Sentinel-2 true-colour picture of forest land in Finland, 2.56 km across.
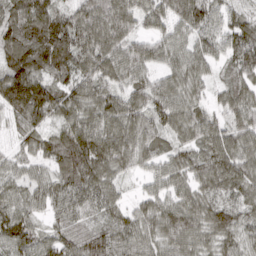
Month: March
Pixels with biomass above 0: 96%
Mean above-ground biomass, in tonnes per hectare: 73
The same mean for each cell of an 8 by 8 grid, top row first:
79 101 85 106 66 74 70 41
102 122 108 96 74 57 50 90
140 86 72 66 56 59 41 72
73 93 73 79 72 72 47 72
28 69 128 113 74 54 82 75
47 47 107 66 26 59 89 91
66 46 52 51 46 78 79 65
88 62 61 71 64 87 64 67
